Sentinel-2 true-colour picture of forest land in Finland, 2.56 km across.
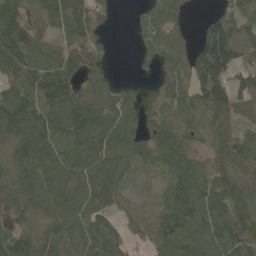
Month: May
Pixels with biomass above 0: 85%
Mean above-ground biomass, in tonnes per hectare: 86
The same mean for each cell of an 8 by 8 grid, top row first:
108 87 104 28 37 43 35 90
140 75 83 15 35 74 172 120
101 95 65 29 4 76 168 83
109 87 101 90 58 85 126 75
92 98 78 108 77 87 73 91
88 93 101 108 26 89 86 108
93 85 96 57 19 133 124 117
79 95 101 91 40 124 128 126
